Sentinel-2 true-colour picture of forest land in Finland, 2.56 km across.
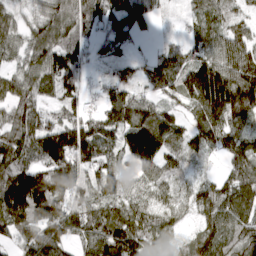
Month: March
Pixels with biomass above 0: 91%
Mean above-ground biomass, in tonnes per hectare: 94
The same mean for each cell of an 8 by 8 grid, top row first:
47 93 92 122 76 10 84 67
56 108 73 59 8 41 93 122
78 75 67 71 51 85 193 172
87 63 63 100 90 49 144 158
102 158 157 61 151 69 74 93
137 151 93 94 47 60 27 124
169 167 100 95 81 75 98 109
69 141 81 175 115 41 108 100
